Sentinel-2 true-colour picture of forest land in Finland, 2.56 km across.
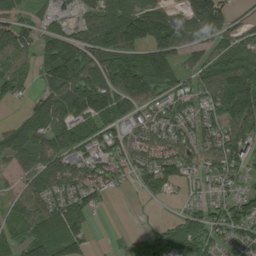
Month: August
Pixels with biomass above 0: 80%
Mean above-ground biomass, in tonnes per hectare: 90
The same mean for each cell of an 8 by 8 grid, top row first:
61 41 39 106 161 85 146 41
103 91 107 130 144 102 76 113
97 83 115 132 162 90 92 154
15 125 140 129 79 102 94 161
96 101 103 110 99 100 89 117
48 104 99 74 76 81 73 57
65 108 87 9 4 21 80 107
60 105 72 4 64 84 74 81
